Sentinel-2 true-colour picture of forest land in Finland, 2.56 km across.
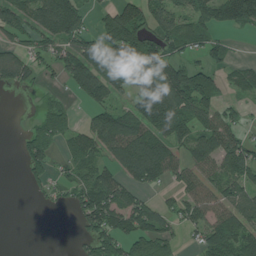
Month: July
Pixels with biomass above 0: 66%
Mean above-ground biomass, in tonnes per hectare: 83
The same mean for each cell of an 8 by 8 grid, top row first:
89 155 84 80 109 87 92 141
56 65 114 153 131 66 84 3
59 21 118 79 107 166 69 65
0 71 23 103 157 139 103 37
14 100 89 121 154 87 98 85
0 56 54 87 123 67 77 96
0 15 84 125 94 58 93 108
0 0 35 115 153 62 111 136
